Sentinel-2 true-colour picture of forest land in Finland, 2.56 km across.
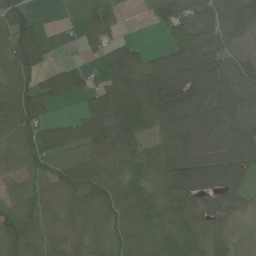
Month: July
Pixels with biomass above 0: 83%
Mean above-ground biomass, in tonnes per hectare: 71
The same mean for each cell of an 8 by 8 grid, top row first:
85 1 37 49 13 80 72 100
103 33 26 60 28 63 70 31
83 60 45 85 92 117 140 81
107 41 37 110 150 128 106 78
69 66 52 87 60 101 71 85
48 54 77 62 64 137 121 79
68 60 66 79 79 65 50 21
106 39 37 62 91 102 71 17
